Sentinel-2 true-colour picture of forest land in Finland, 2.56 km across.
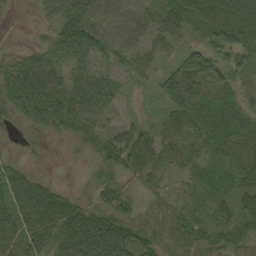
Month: September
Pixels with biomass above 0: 92%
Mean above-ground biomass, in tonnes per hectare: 48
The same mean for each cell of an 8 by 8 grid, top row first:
7 27 70 59 41 51 59 66
11 39 86 65 35 25 51 56
78 66 54 41 21 64 66 29
51 87 90 48 16 54 49 40
6 8 23 61 63 50 51 45
46 13 6 38 42 23 37 46
58 67 45 65 29 39 44 42
63 68 91 104 42 42 44 41
